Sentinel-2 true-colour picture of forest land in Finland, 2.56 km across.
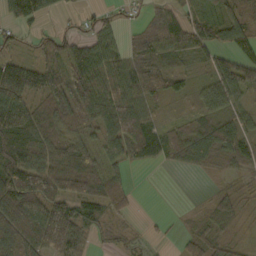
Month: October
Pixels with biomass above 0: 80%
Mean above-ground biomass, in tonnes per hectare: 53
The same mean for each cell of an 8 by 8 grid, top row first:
51 31 20 16 27 43 34 35
25 41 54 50 67 55 54 51
103 66 67 63 75 41 31 74
97 73 89 87 59 14 47 36
87 83 65 64 75 61 71 55
110 91 90 54 1 4 16 29
130 101 58 53 1 2 31 38
93 91 46 25 16 11 49 19
